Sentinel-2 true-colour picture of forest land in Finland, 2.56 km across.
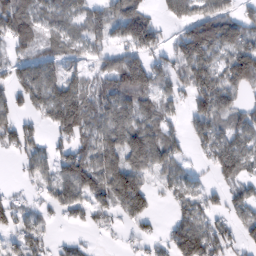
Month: February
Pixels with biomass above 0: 70%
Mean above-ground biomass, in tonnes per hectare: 76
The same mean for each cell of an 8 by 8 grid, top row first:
114 65 67 94 94 67 111 71
59 60 54 54 93 70 144 116
68 115 58 111 137 66 120 128
57 97 135 100 80 39 122 73
67 40 76 94 124 66 89 88
9 52 125 120 84 60 25 91
52 34 51 62 76 48 51 55
43 33 13 3 38 80 125 45
